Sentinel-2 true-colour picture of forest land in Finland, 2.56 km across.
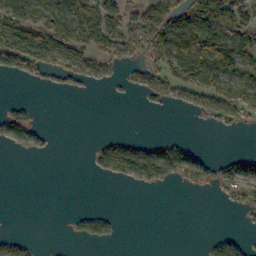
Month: October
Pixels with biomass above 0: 40%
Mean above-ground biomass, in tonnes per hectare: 41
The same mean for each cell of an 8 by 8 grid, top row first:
98 74 133 77 68 92 104 65
120 117 87 54 74 124 136 92
14 24 45 23 43 62 79 75
28 0 0 0 4 9 55 62
30 9 0 41 32 63 1 0
0 0 0 43 73 62 46 66
0 0 6 4 0 0 0 23
45 0 19 17 0 0 14 23
